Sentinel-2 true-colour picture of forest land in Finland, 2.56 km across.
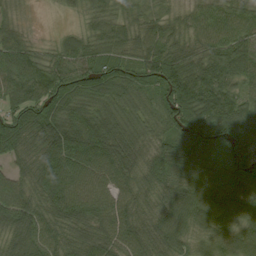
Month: August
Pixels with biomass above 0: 96%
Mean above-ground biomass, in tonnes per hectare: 80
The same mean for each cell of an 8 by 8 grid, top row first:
24 2 30 61 48 37 62 64
86 34 74 70 78 68 79 77
95 109 84 86 74 117 108 61
87 103 86 76 59 100 114 88
102 115 122 108 61 78 102 90
69 119 91 91 66 85 77 81
107 82 103 89 58 111 95 75
65 71 84 79 74 78 57 77
